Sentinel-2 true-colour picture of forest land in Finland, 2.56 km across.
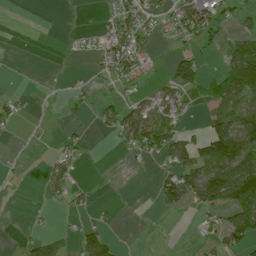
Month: July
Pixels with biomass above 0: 38%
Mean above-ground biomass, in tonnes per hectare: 35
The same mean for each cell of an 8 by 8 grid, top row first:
0 0 0 26 38 54 75 26
0 0 8 66 42 17 19 55
0 0 6 37 24 69 47 91
24 3 10 36 50 36 40 79
2 7 17 7 78 70 104 141
2 39 8 0 2 71 115 159
0 10 16 7 0 27 68 110
9 39 35 24 1 0 17 72
